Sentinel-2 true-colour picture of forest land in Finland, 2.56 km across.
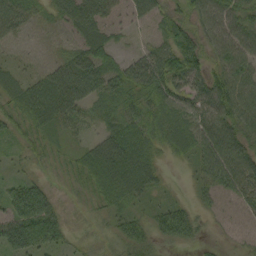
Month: September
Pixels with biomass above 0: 90%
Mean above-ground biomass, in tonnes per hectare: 47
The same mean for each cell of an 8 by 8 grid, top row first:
49 25 77 42 31 39 54 53
15 11 41 38 24 68 42 60
32 61 89 54 74 65 59 65
54 75 45 44 59 60 65 68
23 33 21 71 60 48 61 54
21 18 44 83 66 4 48 65
66 66 12 37 25 49 22 28
81 81 14 28 54 45 12 17
